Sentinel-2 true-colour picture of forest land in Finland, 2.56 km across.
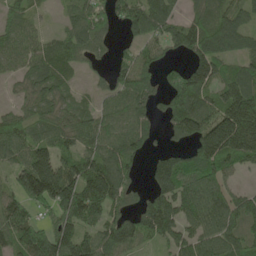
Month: May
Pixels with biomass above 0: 81%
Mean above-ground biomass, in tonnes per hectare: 99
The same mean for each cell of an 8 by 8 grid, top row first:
69 12 82 79 124 53 78 69
85 68 82 32 67 68 114 65
40 90 24 67 82 99 123 117
48 68 72 82 74 123 115 247
99 96 81 101 65 41 185 196
82 214 164 145 34 170 115 34
126 94 180 108 105 134 140 85
116 157 144 116 88 87 111 80
